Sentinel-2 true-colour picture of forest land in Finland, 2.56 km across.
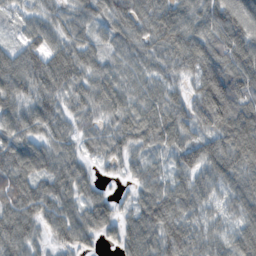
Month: November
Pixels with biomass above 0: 95%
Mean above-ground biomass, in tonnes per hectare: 76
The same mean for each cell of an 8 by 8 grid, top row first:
36 54 57 75 83 90 98 113
47 79 78 58 60 90 96 107
86 86 70 76 68 46 116 125
77 79 58 70 74 73 137 121
88 63 48 63 58 72 78 119
98 77 64 15 56 53 68 73
102 80 69 55 82 89 54 66
101 43 69 39 99 101 64 75
